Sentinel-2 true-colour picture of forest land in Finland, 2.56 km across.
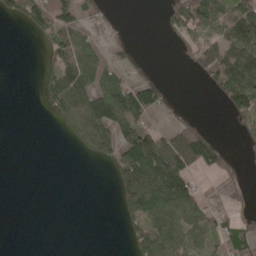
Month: May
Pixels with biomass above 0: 41%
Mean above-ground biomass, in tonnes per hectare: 56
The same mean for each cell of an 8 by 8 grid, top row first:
39 114 59 15 0 93 116 116
0 51 93 22 4 23 99 136
0 51 102 69 51 0 47 147
0 29 122 142 99 23 0 65
0 0 52 83 144 148 100 13
0 0 0 43 208 200 25 16
0 0 0 8 169 132 35 22
0 0 0 0 68 91 45 64
